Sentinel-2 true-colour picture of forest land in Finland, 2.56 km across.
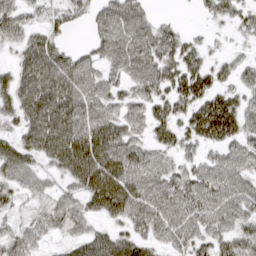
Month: March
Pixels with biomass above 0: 79%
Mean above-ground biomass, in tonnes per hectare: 43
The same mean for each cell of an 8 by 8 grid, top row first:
42 29 23 58 41 7 20 29
29 56 18 61 60 50 20 10
49 75 66 39 58 52 47 33
49 85 70 42 39 46 64 52
46 72 59 47 36 42 36 44
49 28 31 41 59 44 51 48
21 30 32 28 31 58 58 49
42 20 38 52 35 26 40 41
